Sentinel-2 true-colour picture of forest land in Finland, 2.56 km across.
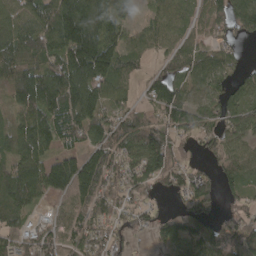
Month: April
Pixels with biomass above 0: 82%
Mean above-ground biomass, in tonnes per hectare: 90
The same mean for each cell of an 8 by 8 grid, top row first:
91 109 219 144 25 65 82 142
97 103 217 128 61 60 56 30
113 146 170 112 41 61 73 44
67 147 162 77 77 92 62 75
86 99 70 130 136 84 52 60
120 130 144 90 109 78 77 65
107 19 59 86 59 30 85 57
69 72 73 71 21 83 89 125
